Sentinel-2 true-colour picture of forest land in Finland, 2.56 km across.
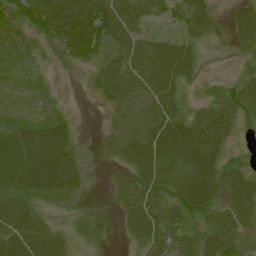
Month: July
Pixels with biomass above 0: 88%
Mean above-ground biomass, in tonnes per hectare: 55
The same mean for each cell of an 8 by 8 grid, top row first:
51 95 114 121 68 42 45 52
41 23 88 62 47 55 14 33
38 13 7 77 58 51 16 35
23 23 4 45 82 56 66 53
83 110 22 56 91 111 115 12
81 100 41 20 65 66 88 46
69 25 15 24 83 64 67 56
76 71 23 12 53 60 57 42
